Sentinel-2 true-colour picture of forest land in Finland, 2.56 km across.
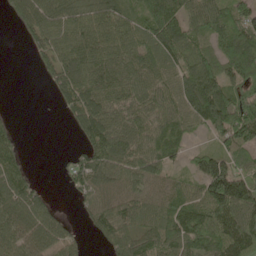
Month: May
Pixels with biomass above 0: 79%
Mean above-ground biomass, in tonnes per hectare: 74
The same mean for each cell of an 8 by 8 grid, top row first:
43 83 81 80 85 109 83 82
1 71 99 79 83 114 57 113
0 31 101 88 84 79 109 96
3 1 106 78 77 73 146 121
41 0 42 98 66 57 26 106
77 1 83 86 84 31 133 93
94 51 22 80 70 78 104 122
82 74 26 61 77 89 86 132
